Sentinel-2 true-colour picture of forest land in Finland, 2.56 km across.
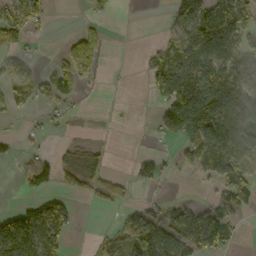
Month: October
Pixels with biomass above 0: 48%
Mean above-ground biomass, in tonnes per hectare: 61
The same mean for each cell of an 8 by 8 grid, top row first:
73 28 4 6 0 68 123 130
57 3 51 1 14 80 161 86
89 46 35 1 29 217 192 109
29 18 4 1 1 189 214 135
13 10 15 4 1 30 150 109
11 47 65 32 37 10 56 67
43 103 8 27 42 37 47 43
144 133 0 35 129 113 121 11
